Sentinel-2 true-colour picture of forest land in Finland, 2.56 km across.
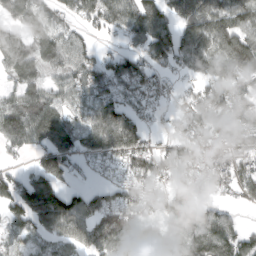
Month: March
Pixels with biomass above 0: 79%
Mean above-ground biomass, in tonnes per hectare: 95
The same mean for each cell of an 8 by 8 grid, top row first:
95 69 67 103 142 105 139 109
125 108 76 27 98 126 129 101
72 72 86 116 115 50 110 88
131 143 57 114 57 51 129 103
92 152 112 146 83 89 95 108
60 128 35 39 107 83 100 95
100 171 108 86 74 101 64 43
45 63 79 91 95 75 131 91
